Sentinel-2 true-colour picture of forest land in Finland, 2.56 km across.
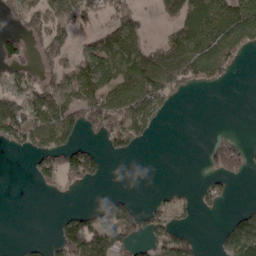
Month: April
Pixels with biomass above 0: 46%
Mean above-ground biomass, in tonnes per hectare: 60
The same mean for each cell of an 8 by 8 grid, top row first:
40 74 86 78 25 85 92 107
58 72 41 102 85 98 86 69
62 65 106 88 145 96 60 4
94 99 128 145 112 8 0 0
66 106 70 57 33 0 28 58
0 69 95 2 0 0 32 39
0 0 14 60 40 45 18 19
3 17 165 118 46 70 2 153
